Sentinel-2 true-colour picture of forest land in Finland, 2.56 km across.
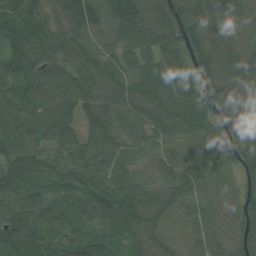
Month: August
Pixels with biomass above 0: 97%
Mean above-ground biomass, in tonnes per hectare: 83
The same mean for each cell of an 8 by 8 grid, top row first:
94 60 121 93 96 99 76 74
84 78 82 67 87 76 72 66
107 93 99 84 122 92 63 71
116 117 91 83 88 89 82 66
98 76 93 82 60 57 62 64
124 68 81 85 45 85 63 53
111 98 107 112 110 74 57 62
106 84 87 68 76 51 61 56
